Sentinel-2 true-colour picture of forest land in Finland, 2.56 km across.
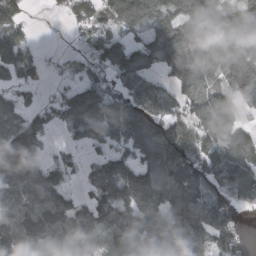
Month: March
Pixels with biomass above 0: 80%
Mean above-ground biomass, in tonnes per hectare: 100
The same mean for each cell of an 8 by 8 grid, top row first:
75 8 63 98 159 128 117 75
145 4 27 123 105 153 94 105
73 24 67 58 88 96 111 176
71 66 163 146 102 53 107 74
159 40 68 121 148 157 104 114
148 103 32 132 134 132 101 83
156 170 76 117 166 106 108 37
129 100 112 106 71 78 83 50
